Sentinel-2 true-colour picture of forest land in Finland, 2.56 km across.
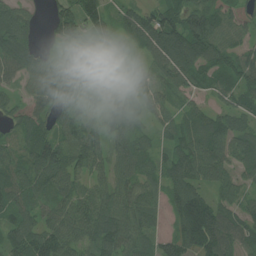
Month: July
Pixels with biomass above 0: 88%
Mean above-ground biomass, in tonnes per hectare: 70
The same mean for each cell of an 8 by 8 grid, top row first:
77 36 91 42 69 85 99 42
92 23 54 57 63 121 111 50
48 57 67 48 60 76 63 79
41 45 59 64 53 48 54 65
50 80 86 66 40 71 101 69
74 95 57 64 50 86 75 44
71 54 77 90 58 70 127 48
79 88 68 106 56 83 162 64
